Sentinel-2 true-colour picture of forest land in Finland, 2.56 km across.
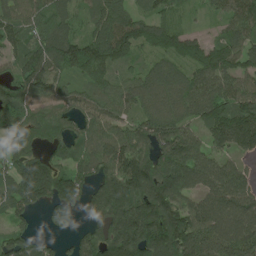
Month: June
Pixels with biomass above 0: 89%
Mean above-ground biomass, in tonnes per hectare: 122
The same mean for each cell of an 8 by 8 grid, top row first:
88 110 51 132 77 53 29 146
86 145 148 185 94 126 112 116
89 101 64 72 111 113 111 100
121 81 94 95 99 111 128 172
118 62 77 119 131 202 106 153
149 186 99 154 195 190 144 116
90 84 97 192 193 161 142 169
96 42 81 164 211 194 154 182
